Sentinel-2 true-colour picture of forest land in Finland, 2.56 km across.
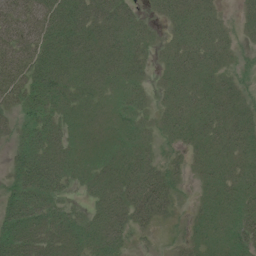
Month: July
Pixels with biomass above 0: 85%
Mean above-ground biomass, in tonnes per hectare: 27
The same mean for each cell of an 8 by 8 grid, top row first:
36 40 49 42 15 33 25 12
37 38 37 30 21 27 32 12
34 47 33 25 15 28 24 15
21 38 24 13 14 28 28 20
23 39 17 16 18 15 30 26
33 49 20 28 36 15 22 24
46 30 10 32 40 9 21 24
54 36 26 25 5 6 24 28
